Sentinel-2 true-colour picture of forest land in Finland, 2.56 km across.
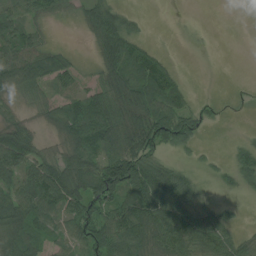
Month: August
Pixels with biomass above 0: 71%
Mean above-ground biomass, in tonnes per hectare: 50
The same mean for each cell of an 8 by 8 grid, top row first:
60 38 22 62 13 1 0 0
74 46 3 54 43 0 2 0
73 67 22 53 89 41 0 0
19 25 113 78 69 77 13 1
104 15 83 70 54 66 5 20
67 100 78 106 104 59 9 55
86 75 65 66 106 83 34 11
63 37 51 100 90 89 75 33
